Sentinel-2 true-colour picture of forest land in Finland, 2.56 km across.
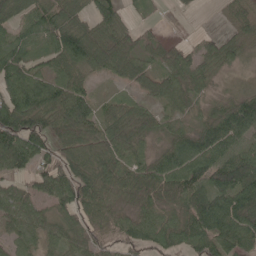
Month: May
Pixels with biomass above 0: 86%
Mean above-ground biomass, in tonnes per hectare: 75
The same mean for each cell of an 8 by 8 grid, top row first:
72 77 65 87 11 5 1 64
81 79 133 112 69 57 47 50
91 75 68 36 78 82 48 9
146 115 132 46 57 43 35 101
131 84 85 81 48 74 93 62
65 91 107 74 72 106 110 141
65 42 98 55 57 63 135 140
46 46 68 59 66 67 100 101
